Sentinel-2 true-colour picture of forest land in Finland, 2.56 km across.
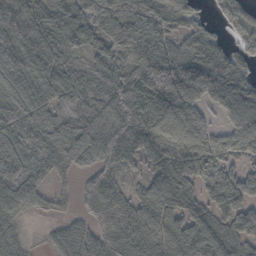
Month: October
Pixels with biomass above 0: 88%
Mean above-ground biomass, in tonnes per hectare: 66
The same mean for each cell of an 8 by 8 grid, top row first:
69 70 76 72 64 42 20 50
79 85 46 61 84 47 61 44
69 92 59 73 98 99 100 68
75 80 75 67 106 83 33 85
67 79 69 93 86 90 69 68
73 40 26 45 36 103 56 50
56 22 24 67 73 77 63 68
34 18 53 65 82 70 97 59
